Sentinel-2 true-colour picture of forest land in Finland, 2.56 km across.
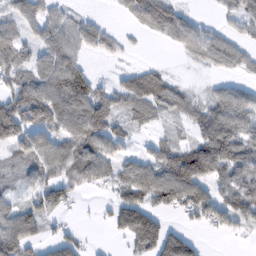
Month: February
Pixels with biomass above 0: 68%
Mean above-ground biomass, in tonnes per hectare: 71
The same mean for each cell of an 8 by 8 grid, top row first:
71 64 28 7 80 61 9 74
85 89 60 31 4 29 88 47
51 107 66 24 101 27 17 32
137 146 144 85 69 49 85 106
98 92 100 66 12 38 145 135
24 59 64 61 102 131 117 103
66 75 9 49 112 62 120 129
132 40 39 15 121 110 8 13
